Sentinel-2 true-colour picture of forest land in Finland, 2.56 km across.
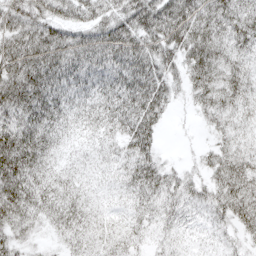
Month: April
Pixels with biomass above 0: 91%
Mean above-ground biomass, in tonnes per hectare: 40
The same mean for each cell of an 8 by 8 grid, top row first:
56 55 48 55 68 73 55 53
54 64 60 60 56 49 50 35
67 66 52 44 61 28 46 36
64 56 29 37 57 8 30 28
76 38 15 18 45 2 13 28
73 33 19 13 49 29 26 49
59 34 30 11 26 30 29 46
35 10 29 25 14 17 12 20
